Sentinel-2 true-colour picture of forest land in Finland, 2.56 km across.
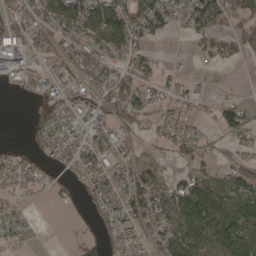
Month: April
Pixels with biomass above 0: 60%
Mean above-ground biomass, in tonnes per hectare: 43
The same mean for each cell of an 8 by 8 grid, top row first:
56 61 113 104 82 49 72 49
66 38 60 79 31 1 31 30
18 24 44 54 39 18 9 1
0 25 34 44 51 29 10 56
8 32 54 42 17 36 20 24
38 22 37 48 75 27 49 48
20 5 13 48 76 87 104 82
18 1 15 24 30 66 80 95
